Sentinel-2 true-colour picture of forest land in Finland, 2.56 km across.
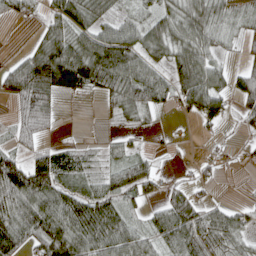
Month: April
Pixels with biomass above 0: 70%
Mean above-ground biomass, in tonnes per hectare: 55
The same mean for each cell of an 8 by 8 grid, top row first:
33 41 67 37 37 67 70 35
3 93 93 107 72 73 56 23
88 122 112 101 84 71 87 52
33 62 0 33 49 20 79 38
26 24 17 22 10 10 9 8
106 101 46 40 58 9 18 0
87 85 83 67 23 76 40 26
71 106 85 84 45 81 82 48
